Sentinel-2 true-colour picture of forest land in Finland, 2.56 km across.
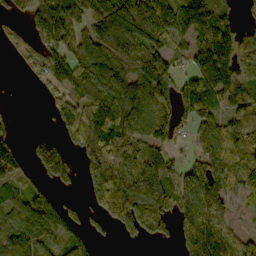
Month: October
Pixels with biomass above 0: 72%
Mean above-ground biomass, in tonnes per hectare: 101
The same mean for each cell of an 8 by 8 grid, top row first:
32 220 114 183 232 152 173 29
41 71 99 138 129 43 161 84
1 57 103 152 144 71 124 108
9 30 109 140 110 110 96 114
55 91 79 184 104 36 129 128
74 72 49 139 208 105 170 100
66 155 39 102 122 106 164 35
111 59 67 14 31 64 164 76
